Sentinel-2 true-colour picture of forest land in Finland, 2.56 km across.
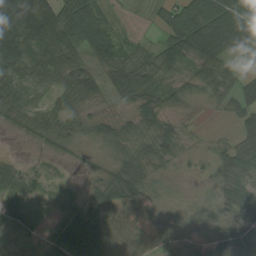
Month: August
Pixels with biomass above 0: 80%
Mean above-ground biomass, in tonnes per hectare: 51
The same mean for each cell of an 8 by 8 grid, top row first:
106 88 121 32 10 73 100 115
97 93 88 76 27 78 101 53
56 42 97 65 80 31 43 34
35 34 34 14 49 21 5 46
1 11 17 28 25 37 7 47
33 29 6 50 44 8 9 56
29 16 50 120 73 8 11 35
13 32 131 121 111 42 45 61
